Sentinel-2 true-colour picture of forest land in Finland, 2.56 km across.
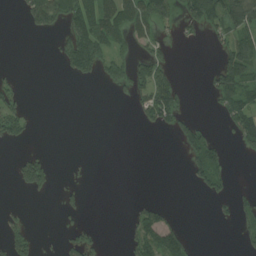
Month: August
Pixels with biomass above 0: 29%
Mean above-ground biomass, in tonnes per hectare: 41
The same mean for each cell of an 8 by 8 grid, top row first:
7 115 122 108 118 59 97 88
0 3 137 93 40 16 13 79
20 0 28 59 69 36 30 103
70 0 0 0 49 84 6 93
30 0 0 0 0 29 88 46
45 60 8 0 0 0 93 0
11 0 22 0 44 8 5 45
74 3 68 0 80 86 0 22
